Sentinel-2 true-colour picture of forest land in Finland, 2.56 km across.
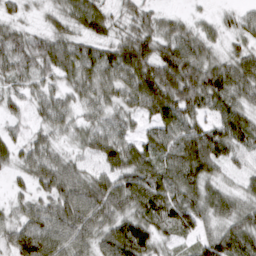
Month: March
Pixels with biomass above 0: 92%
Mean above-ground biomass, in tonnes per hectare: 63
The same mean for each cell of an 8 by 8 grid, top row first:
31 31 71 45 56 25 14 32
52 46 43 45 82 93 50 40
41 38 51 55 78 126 103 79
24 52 35 47 56 107 60 79
35 48 36 76 61 90 112 72
24 78 54 64 88 87 69 28
33 63 98 83 91 115 70 62
68 71 70 90 92 46 66 98
